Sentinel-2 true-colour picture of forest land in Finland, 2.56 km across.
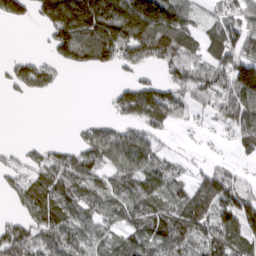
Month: March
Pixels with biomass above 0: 69%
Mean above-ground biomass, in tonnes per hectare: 77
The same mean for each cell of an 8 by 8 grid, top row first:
72 148 275 240 260 138 30 70
0 36 135 158 138 127 73 93
57 50 0 10 43 73 84 154
0 0 0 41 136 63 47 99
8 24 48 101 83 8 8 42
40 90 88 61 90 46 60 33
31 106 81 59 80 73 76 126
95 75 69 48 79 96 72 96
